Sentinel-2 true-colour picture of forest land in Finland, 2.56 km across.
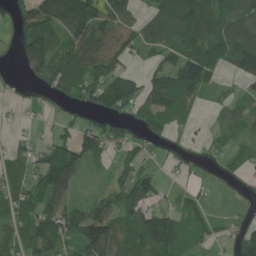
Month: June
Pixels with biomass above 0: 68%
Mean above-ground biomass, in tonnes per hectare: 86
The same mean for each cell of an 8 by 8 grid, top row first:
63 144 213 134 55 173 170 129
51 118 154 121 84 119 139 203
8 111 149 135 78 119 112 65
8 14 42 109 91 84 18 55
30 72 137 70 61 12 29 47
67 142 50 38 56 19 9 21
87 114 72 78 102 61 45 8
77 160 125 106 123 102 40 84
